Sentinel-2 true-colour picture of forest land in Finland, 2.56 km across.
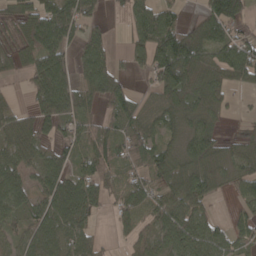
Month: April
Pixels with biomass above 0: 76%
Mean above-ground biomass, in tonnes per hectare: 67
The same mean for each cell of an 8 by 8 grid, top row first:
47 101 90 17 77 43 73 80
52 117 53 31 91 138 89 83
13 129 58 80 24 133 90 62
49 85 73 53 39 75 81 10
88 49 60 82 78 44 78 41
77 67 65 65 60 84 88 58
69 79 91 41 79 82 40 31
47 86 65 14 56 86 71 43
